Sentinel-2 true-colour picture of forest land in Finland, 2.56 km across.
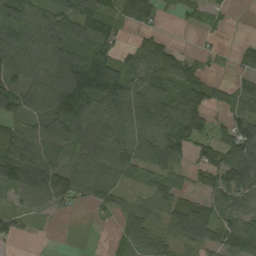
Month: August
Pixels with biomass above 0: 76%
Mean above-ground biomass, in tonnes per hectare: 73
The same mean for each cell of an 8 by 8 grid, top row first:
85 72 105 69 92 25 29 0
116 108 89 66 80 37 12 27
125 109 155 171 83 82 43 37
78 125 153 75 120 113 60 53
103 114 78 92 99 121 54 124
113 106 68 63 45 40 47 125
29 53 15 29 46 82 56 60
21 1 0 16 62 49 71 91
